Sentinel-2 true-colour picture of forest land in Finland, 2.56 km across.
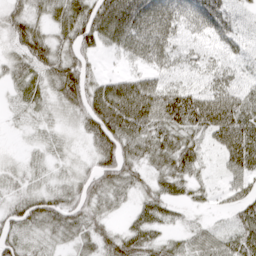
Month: April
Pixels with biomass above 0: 86%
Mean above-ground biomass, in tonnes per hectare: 54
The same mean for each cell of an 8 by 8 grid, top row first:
47 38 64 109 107 64 65 35
41 69 62 47 80 48 34 36
33 45 85 52 65 44 45 37
15 19 60 133 133 133 133 85
5 24 20 83 57 62 37 116
24 22 39 68 32 56 13 57
51 62 55 24 40 26 13 45
42 27 40 50 50 26 45 59
